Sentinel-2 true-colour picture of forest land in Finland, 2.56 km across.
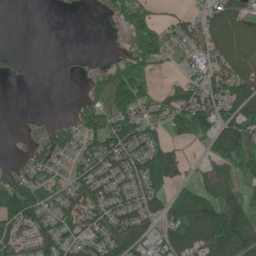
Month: June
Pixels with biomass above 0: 65%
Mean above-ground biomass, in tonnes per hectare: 74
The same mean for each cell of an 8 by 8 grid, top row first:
0 0 4 26 81 37 103 124
4 0 5 1 113 57 136 111
14 0 12 79 56 27 103 117
0 2 58 89 73 99 120 120
0 70 77 108 101 31 54 136
47 63 77 112 126 60 74 58
153 83 119 105 100 63 130 101
88 94 92 116 98 115 153 162
